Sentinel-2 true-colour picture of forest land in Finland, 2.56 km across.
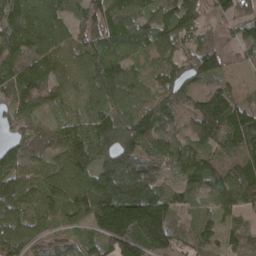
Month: April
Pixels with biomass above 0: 93%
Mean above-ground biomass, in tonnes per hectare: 99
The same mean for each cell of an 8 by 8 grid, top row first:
105 95 75 124 84 121 61 93
111 99 79 64 54 74 85 66
109 103 71 151 55 84 82 17
73 44 49 92 72 82 147 104
81 85 123 96 104 88 95 116
117 110 131 147 114 66 98 109
103 88 147 249 250 102 61 92
111 61 76 156 185 109 60 60
